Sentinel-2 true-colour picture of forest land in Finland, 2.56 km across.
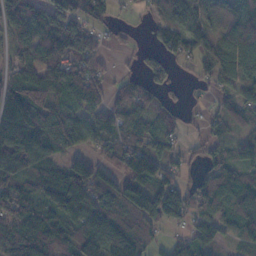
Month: November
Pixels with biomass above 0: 80%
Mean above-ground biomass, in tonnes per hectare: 79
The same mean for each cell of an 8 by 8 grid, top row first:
99 102 76 27 16 76 66 91
62 110 137 20 33 69 108 134
79 92 84 25 50 30 39 89
109 90 73 80 76 31 24 61
121 109 67 78 87 39 39 60
91 105 99 79 105 57 70 73
131 106 114 115 137 113 84 109
106 91 112 130 55 28 45 61
